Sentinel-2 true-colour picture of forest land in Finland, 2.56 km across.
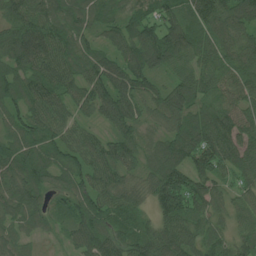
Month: July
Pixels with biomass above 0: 97%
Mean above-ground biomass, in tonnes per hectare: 89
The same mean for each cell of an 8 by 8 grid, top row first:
91 96 76 64 81 88 144 122
101 95 73 64 125 116 100 104
79 86 76 93 79 75 85 103
73 89 47 90 61 125 95 97
87 87 82 77 61 128 145 121
97 74 88 90 67 155 100 82
81 57 84 96 47 143 89 69
57 20 77 93 95 119 80 61
